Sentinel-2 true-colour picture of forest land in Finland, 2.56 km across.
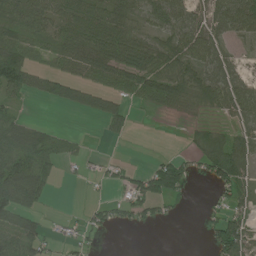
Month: July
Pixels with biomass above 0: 60%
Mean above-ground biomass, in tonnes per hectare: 51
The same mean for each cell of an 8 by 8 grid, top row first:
65 73 75 79 67 79 62 86
88 48 81 97 78 79 78 20
77 47 50 65 89 76 71 51
28 1 29 58 8 17 21 70
101 74 18 7 0 0 48 58
118 66 10 22 54 74 47 78
77 13 7 33 58 10 17 48
96 38 23 1 0 0 31 102
